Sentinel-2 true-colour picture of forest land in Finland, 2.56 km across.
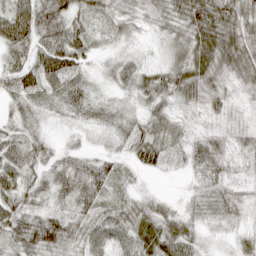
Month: April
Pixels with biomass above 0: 95%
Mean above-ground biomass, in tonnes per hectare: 42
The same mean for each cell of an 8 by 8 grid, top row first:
74 70 43 37 31 57 84 64
59 66 53 14 12 41 66 77
54 51 34 27 40 58 56 42
28 20 33 28 39 34 30 16
48 29 13 19 61 35 52 31
65 34 60 43 12 7 47 27
56 26 38 40 32 22 37 37
41 55 43 72 59 63 12 18
